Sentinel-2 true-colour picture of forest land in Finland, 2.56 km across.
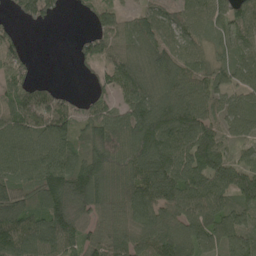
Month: May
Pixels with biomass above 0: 85%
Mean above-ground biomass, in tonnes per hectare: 110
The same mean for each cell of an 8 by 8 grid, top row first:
40 63 18 68 85 102 114 100
62 0 46 93 128 117 85 105
81 22 8 94 138 150 109 75
123 153 70 85 157 163 104 54
107 124 96 129 157 69 157 33
113 173 151 108 172 156 176 129
155 145 93 105 164 139 170 123
153 135 107 127 124 164 129 132
